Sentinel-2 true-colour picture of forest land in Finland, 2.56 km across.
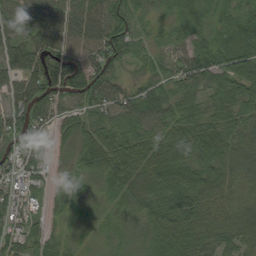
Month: August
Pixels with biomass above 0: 94%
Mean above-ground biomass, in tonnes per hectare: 56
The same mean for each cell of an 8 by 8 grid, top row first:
64 73 82 63 28 48 40 59
74 72 64 72 29 36 57 78
67 87 83 65 39 52 58 69
72 60 48 62 80 57 54 54
65 40 55 57 61 61 66 52
65 37 35 61 63 80 63 53
54 40 26 30 44 63 60 52
43 46 20 24 31 73 55 56
